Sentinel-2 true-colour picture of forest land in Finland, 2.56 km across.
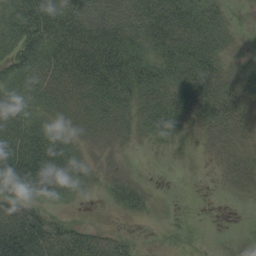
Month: August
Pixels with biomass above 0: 72%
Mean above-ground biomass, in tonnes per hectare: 47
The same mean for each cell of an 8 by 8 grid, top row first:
64 88 63 64 78 80 43 5
72 80 91 99 54 77 54 11
63 71 82 114 69 56 75 39
71 37 44 53 46 44 60 46
88 75 25 20 12 11 9 17
113 88 36 20 6 0 1 21
77 26 2 15 27 0 0 1
121 84 65 47 4 6 2 4
